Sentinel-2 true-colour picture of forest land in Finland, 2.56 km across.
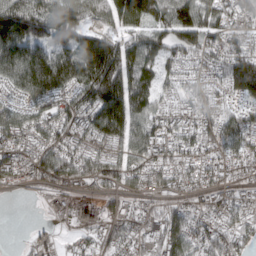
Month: March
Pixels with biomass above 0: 89%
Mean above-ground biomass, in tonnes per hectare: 88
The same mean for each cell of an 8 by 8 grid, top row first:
214 161 127 101 111 126 97 56
170 131 112 117 105 93 82 67
118 195 123 179 96 46 45 124
88 83 104 179 104 54 53 59
85 87 66 74 118 72 80 82
62 103 82 77 88 72 68 51
0 38 65 47 43 73 54 55
3 20 32 61 73 112 80 69
